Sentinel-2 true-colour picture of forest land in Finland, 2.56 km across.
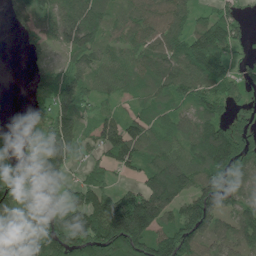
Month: June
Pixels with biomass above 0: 81%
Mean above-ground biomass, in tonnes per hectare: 90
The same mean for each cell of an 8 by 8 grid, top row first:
46 82 132 60 80 71 48 39
5 42 107 48 74 81 135 37
0 69 104 72 58 96 100 47
22 81 88 43 47 55 81 30
45 124 70 101 94 75 166 152
97 152 37 45 82 153 127 124
78 104 121 194 232 92 151 82
64 117 132 185 145 152 83 83
